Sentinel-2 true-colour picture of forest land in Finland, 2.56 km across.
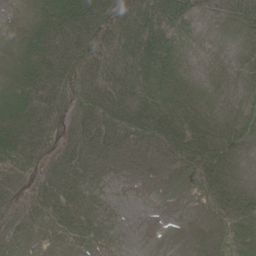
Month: June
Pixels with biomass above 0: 82%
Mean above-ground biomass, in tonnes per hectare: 29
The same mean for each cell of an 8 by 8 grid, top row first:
4 43 69 49 51 43 9 27
12 48 47 43 58 24 1 10
27 49 32 45 53 41 5 8
37 42 28 50 56 54 25 12
55 25 39 39 37 67 56 19
27 26 27 5 13 19 50 13
13 35 28 4 1 4 22 45
16 10 14 2 0 1 10 25
